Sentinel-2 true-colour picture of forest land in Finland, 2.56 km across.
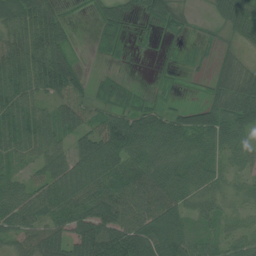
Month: July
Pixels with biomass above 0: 81%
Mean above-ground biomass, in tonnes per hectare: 54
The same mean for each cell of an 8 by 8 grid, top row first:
78 73 3 42 23 33 10 86
61 94 11 13 1 6 5 30
80 95 54 15 2 9 17 70
69 45 58 39 44 36 66 80
61 67 51 92 87 77 57 53
40 58 70 69 88 86 71 34
81 67 68 87 82 65 53 33
36 70 80 97 80 66 43 49
